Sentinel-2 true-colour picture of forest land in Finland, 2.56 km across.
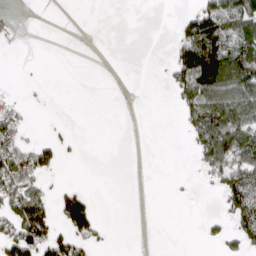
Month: March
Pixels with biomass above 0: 30%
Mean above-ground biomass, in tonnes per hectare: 39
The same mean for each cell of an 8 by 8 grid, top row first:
6 0 0 0 0 17 111 109
1 0 0 0 0 65 166 89
1 1 0 0 0 68 78 121
31 0 0 0 0 24 111 88
75 45 5 0 0 0 109 108
115 33 0 0 0 3 37 98
112 80 110 0 0 0 0 107
112 101 60 5 0 0 15 56
